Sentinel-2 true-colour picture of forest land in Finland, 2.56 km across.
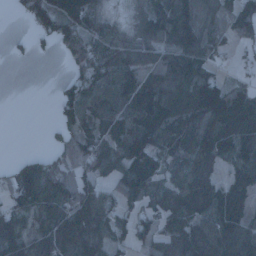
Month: January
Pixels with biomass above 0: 76%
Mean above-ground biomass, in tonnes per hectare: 70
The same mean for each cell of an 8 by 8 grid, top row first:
16 120 115 17 59 102 63 91
9 13 94 51 49 95 85 25
0 0 86 83 87 115 96 25
0 1 66 69 88 86 116 113
0 10 62 57 105 70 115 105
74 122 67 67 142 67 74 57
73 88 80 61 58 72 78 71
85 81 87 62 54 78 101 95
